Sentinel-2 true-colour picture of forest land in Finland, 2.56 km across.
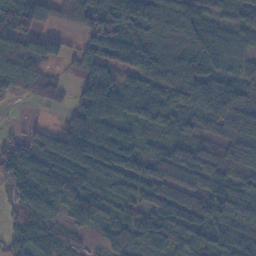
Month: November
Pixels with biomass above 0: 86%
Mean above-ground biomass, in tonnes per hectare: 78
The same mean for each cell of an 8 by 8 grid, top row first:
124 53 99 147 120 79 62 54
92 26 34 96 79 45 103 48
63 53 41 81 74 67 82 57
3 12 88 93 72 58 87 102
44 82 139 122 40 81 59 92
107 102 84 79 89 74 96 78
74 80 94 37 79 98 80 82
112 130 44 76 111 72 76 65
